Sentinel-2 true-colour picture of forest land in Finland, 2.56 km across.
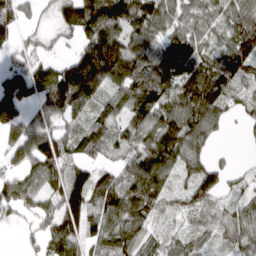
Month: March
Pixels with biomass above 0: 83%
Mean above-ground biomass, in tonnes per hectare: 89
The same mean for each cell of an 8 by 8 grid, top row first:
63 19 152 135 121 73 68 89
34 29 96 205 91 106 67 107
147 159 272 131 118 110 139 81
110 92 91 64 106 103 118 42
76 103 86 61 84 110 56 6
66 99 83 74 123 59 114 33
73 77 133 107 94 41 47 72
4 104 113 64 44 53 40 77
